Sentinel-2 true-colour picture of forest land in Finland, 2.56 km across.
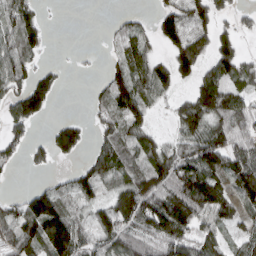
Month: March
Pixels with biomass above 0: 68%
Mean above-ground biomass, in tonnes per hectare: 71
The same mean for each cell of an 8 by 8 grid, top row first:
85 10 0 9 16 81 76 34
84 21 4 18 55 85 70 58
83 50 1 70 84 72 83 79
79 39 1 69 63 56 141 100
56 50 73 84 69 58 122 80
8 21 64 74 92 129 119 114
64 149 46 84 128 160 109 65
114 140 95 89 92 115 69 44
